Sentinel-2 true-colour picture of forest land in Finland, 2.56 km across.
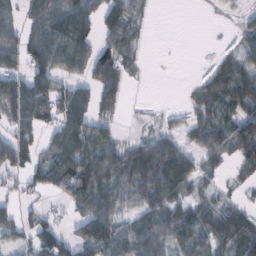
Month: February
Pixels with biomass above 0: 67%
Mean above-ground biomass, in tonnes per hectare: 59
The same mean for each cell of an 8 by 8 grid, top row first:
48 107 93 82 25 0 2 17
87 101 89 65 13 0 1 33
76 85 44 63 6 0 37 76
87 81 77 34 4 2 50 56
80 37 90 52 53 44 86 83
38 67 109 90 105 118 31 19
37 22 67 91 71 81 46 37
47 87 90 123 110 90 76 78
